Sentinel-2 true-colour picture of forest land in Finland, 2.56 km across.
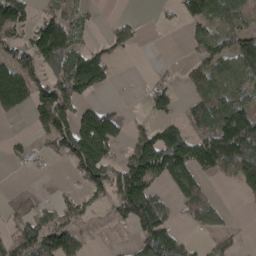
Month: April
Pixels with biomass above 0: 52%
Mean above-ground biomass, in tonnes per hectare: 91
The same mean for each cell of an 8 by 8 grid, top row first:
158 89 54 14 5 30 121 108
76 222 92 63 6 0 110 145
142 116 210 40 6 16 124 102
56 141 116 67 20 34 130 167
24 53 243 153 146 182 177 260
2 4 91 180 218 138 59 154
0 4 93 96 238 56 100 2
0 26 50 4 123 112 35 24
